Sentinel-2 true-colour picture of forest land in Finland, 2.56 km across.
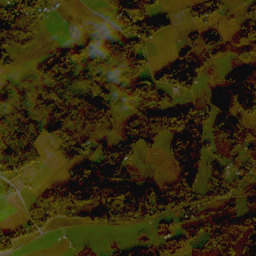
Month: October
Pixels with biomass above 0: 64%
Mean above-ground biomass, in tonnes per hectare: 79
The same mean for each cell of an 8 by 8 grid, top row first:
93 36 7 31 48 5 63 56
93 28 65 66 69 31 108 42
74 138 132 117 96 105 50 107
175 134 96 89 131 121 100 130
157 65 81 67 84 135 91 72
50 20 155 135 65 140 77 34
8 113 88 111 117 89 49 81
44 10 9 14 44 98 81 67
